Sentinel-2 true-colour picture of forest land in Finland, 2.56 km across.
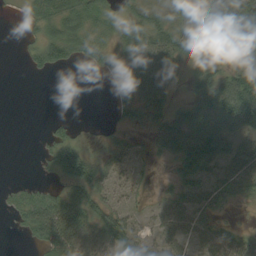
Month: September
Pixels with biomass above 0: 67%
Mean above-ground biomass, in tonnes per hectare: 42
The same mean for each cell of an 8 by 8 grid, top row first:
2 40 43 21 39 39 67 82
2 50 36 27 37 52 52 84
0 3 0 13 35 19 68 112
0 1 0 11 34 47 97 155
0 30 38 25 20 94 132 52
1 12 82 42 16 37 44 45
28 70 70 41 16 67 51 8
2 62 80 73 46 53 53 44
